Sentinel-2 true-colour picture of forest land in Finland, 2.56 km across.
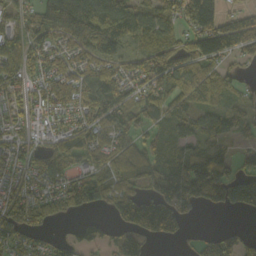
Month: October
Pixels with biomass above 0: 78%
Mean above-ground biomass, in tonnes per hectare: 89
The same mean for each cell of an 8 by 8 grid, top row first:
44 104 145 138 101 91 197 70
105 80 84 91 68 85 130 70
79 82 103 124 94 113 90 39
53 51 83 113 86 86 76 58
67 47 89 74 78 62 85 30
62 103 60 96 104 135 218 90
124 83 73 76 193 148 65 82
89 40 73 48 82 46 57 68
